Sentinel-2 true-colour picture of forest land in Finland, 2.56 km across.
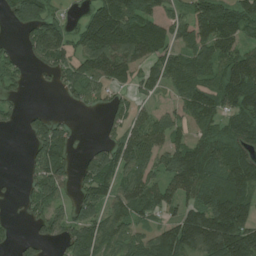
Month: July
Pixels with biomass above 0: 72%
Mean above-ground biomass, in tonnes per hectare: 74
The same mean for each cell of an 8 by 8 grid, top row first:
72 78 29 151 123 80 101 94
19 112 74 131 114 78 90 63
36 13 87 82 46 91 65 104
21 18 11 45 32 43 99 83
0 96 7 59 99 64 71 95
3 104 50 98 82 99 100 137
5 63 66 63 77 50 119 121
20 36 83 80 58 127 153 151
